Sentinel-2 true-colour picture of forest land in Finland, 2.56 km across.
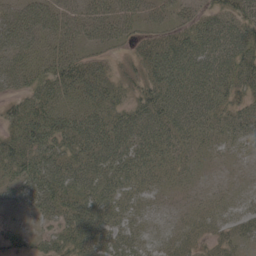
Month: May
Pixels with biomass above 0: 87%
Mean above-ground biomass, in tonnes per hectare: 50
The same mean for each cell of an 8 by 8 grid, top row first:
54 59 53 71 37 32 49 66
50 38 42 26 39 81 73 76
44 65 76 39 46 84 76 68
45 68 60 55 74 71 56 47
64 67 67 77 58 48 26 25
51 81 64 60 41 25 10 9
23 53 72 58 18 13 21 21
25 37 74 61 27 28 23 28
